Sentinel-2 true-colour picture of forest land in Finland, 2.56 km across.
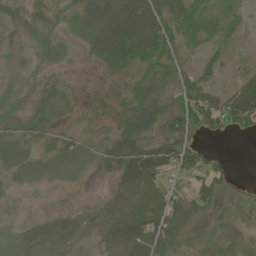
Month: June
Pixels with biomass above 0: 73%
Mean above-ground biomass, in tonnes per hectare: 38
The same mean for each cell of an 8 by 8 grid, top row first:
21 20 52 109 107 60 42 19
14 31 26 96 91 45 24 6
7 18 9 19 38 53 30 39
28 45 12 24 77 53 73 85
54 24 33 49 50 54 11 0
29 28 21 26 78 26 42 2
7 7 15 45 61 52 24 13
34 41 25 54 73 41 21 18
